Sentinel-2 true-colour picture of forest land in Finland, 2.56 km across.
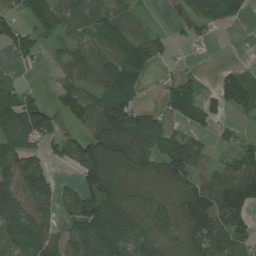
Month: July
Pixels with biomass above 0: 73%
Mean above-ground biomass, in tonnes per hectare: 72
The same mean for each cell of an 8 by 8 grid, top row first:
39 62 71 59 15 28 84 40
72 30 64 57 80 19 11 1
18 8 87 123 53 40 8 86
140 84 104 138 75 65 63 59
83 57 78 141 96 74 21 34
101 60 78 114 72 110 57 97
76 71 98 100 77 90 131 113
89 66 114 120 94 73 108 48
